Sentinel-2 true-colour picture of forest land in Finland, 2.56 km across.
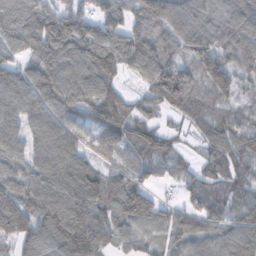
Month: November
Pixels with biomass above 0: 91%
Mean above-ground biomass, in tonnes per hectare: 91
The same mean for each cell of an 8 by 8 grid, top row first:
95 116 107 90 120 129 100 113
79 124 124 139 126 80 132 130
94 119 106 94 78 150 122 88
79 88 88 130 49 45 70 53
69 95 82 87 88 42 68 84
69 99 112 73 57 53 67 61
96 107 101 95 119 60 85 69
55 57 122 59 59 72 90 110
